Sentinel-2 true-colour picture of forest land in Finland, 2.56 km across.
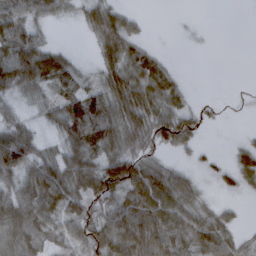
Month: March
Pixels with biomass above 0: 71%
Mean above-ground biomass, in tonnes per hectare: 50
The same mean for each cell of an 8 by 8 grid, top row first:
60 38 22 62 13 1 0 0
74 46 3 54 43 0 2 0
73 67 22 53 89 41 0 0
19 25 113 78 69 77 13 1
104 15 83 70 54 66 5 20
67 100 78 106 104 59 9 55
86 75 65 66 106 83 34 11
63 37 51 100 90 89 75 33
